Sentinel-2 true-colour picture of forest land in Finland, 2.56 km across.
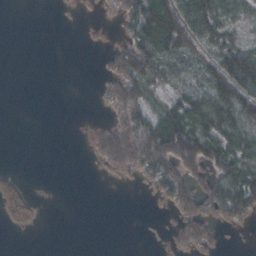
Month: October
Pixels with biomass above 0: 43%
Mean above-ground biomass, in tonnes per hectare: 35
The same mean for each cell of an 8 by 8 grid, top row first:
0 0 2 7 90 79 89 37
0 0 0 20 76 75 42 59
0 0 0 37 66 28 59 121
0 0 0 27 45 89 105 84
0 0 0 86 86 122 93 82
12 0 0 11 30 70 52 79
31 0 0 0 0 39 49 86
0 0 0 0 0 24 37 0
